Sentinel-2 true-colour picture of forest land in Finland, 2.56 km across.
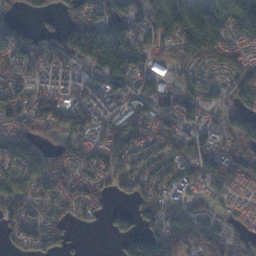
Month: November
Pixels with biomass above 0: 82%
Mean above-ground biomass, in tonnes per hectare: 73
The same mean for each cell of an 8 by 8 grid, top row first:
33 41 70 107 84 160 143 122
104 69 117 117 66 68 98 50
72 70 68 107 52 37 49 86
84 98 96 73 76 71 53 102
87 36 78 110 67 75 67 70
77 90 60 63 66 65 78 55
95 67 53 31 63 66 39 26
41 60 5 23 126 69 67 61
